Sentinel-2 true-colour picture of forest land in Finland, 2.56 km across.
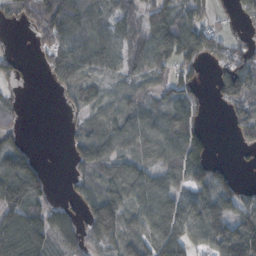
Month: October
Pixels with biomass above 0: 71%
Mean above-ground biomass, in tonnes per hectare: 65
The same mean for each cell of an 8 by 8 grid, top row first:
34 110 99 56 72 86 37 34
3 53 82 84 98 116 77 45
22 24 79 38 54 48 14 164
23 0 34 63 70 70 12 68
38 0 61 86 75 82 37 35
150 26 42 64 70 58 71 12
86 55 40 131 81 77 95 79
97 61 50 76 77 94 76 176
